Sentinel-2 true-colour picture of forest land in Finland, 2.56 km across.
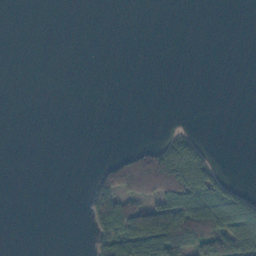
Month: November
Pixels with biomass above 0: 21%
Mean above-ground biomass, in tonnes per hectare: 29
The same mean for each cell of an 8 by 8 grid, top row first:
0 0 0 0 0 0 0 0
0 0 0 0 0 0 0 0
0 0 0 0 0 0 0 0
0 0 0 0 0 0 0 0
0 0 0 0 14 75 13 0
0 0 0 82 173 165 76 1
0 0 3 132 97 138 129 124
0 0 0 117 142 122 134 105
